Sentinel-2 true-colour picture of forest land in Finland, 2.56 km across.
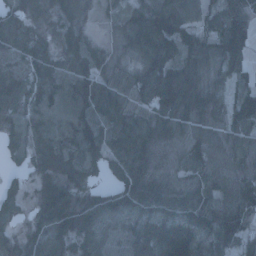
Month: January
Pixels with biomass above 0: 91%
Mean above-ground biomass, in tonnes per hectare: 78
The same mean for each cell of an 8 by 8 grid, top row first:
67 44 40 20 94 98 50 92
86 61 74 37 103 102 87 105
71 93 111 80 86 100 72 43
69 87 99 98 78 92 65 72
48 83 125 89 94 46 62 49
19 77 56 47 66 36 58 54
39 95 124 83 111 115 121 90
50 85 80 71 115 191 87 79
